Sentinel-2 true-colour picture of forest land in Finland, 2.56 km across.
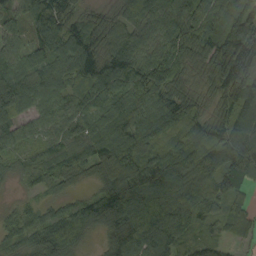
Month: September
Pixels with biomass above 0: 95%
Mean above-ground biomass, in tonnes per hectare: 104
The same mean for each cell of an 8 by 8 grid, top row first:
73 155 89 73 129 112 101 138
70 110 135 108 87 109 87 155
140 131 96 130 141 92 77 132
98 73 84 100 89 122 59 146
60 69 91 115 119 84 123 140
38 68 63 141 165 146 119 114
37 43 77 157 186 173 76 66
70 110 77 92 152 105 77 40
